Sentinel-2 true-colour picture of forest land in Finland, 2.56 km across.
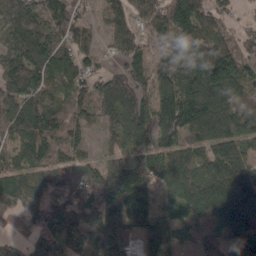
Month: April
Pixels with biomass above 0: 90%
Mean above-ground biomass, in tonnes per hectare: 112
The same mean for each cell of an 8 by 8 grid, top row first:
184 126 71 80 82 155 93 26
169 152 81 55 65 147 140 85
159 122 103 104 91 144 162 144
147 128 103 114 119 165 196 101
114 118 73 67 80 102 136 119
108 83 81 153 93 130 124 163
44 104 89 146 92 90 142 173
28 119 92 156 105 101 42 121
